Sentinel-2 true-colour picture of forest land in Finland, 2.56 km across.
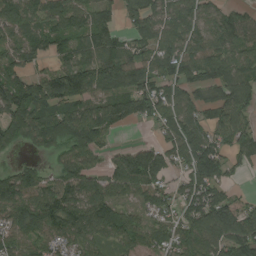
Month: August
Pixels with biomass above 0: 84%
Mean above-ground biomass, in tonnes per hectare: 105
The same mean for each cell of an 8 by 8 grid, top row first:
112 113 106 72 111 114 85 69
95 84 90 101 82 119 107 91
110 120 154 117 113 114 109 125
148 117 107 123 96 138 93 134
67 87 135 36 41 130 142 113
96 52 114 95 143 70 144 23
115 126 124 93 67 88 180 109
93 86 85 65 80 107 139 179
